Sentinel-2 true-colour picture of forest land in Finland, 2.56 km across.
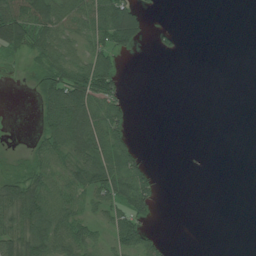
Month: July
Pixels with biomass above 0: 45%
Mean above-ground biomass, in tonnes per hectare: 35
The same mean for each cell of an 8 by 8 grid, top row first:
90 92 64 119 32 0 0 0
47 62 32 58 8 13 0 0
1 74 88 64 0 0 0 0
0 72 101 54 0 0 0 0
0 71 86 78 3 0 0 0
35 70 73 90 45 0 1 0
79 80 38 50 48 0 0 0
84 74 65 33 40 0 0 0
